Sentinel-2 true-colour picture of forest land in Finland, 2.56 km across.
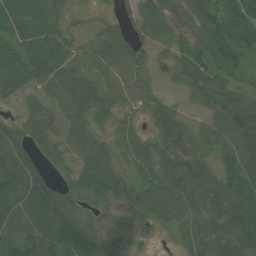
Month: July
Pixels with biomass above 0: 90%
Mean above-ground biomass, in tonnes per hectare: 58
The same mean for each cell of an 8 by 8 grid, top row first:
74 54 11 22 45 67 93 87
63 75 39 66 62 30 89 72
68 67 54 46 35 27 59 34
18 41 58 40 32 32 28 67
79 43 50 38 39 46 33 62
115 46 44 53 48 62 43 78
92 121 43 29 66 62 50 70
92 117 138 68 38 26 62 72
